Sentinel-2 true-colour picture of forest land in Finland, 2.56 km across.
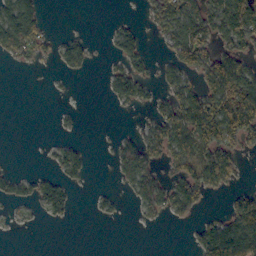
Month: October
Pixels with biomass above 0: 41%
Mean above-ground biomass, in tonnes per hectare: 42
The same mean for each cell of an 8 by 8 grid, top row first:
108 17 0 4 15 81 83 135
74 23 40 23 34 69 68 62
0 2 3 42 39 47 61 82
0 0 8 4 10 82 123 110
0 5 13 15 80 84 130 65
20 28 28 14 113 50 98 25
13 44 4 16 50 73 16 77
1 0 0 0 0 0 79 116
